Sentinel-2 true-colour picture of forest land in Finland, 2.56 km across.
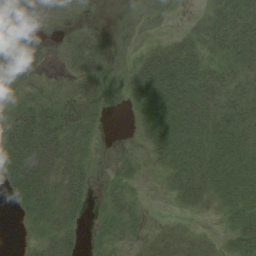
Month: August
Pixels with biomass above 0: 66%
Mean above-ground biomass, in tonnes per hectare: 21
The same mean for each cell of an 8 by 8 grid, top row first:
3 3 3 1 6 3 18 37
14 2 22 6 11 25 19 32
17 4 25 9 37 41 27 19
21 33 42 2 23 44 28 21
44 48 30 0 14 42 32 25
40 42 32 8 3 27 37 33
11 38 21 12 3 7 14 30
1 20 14 9 13 29 14 28
